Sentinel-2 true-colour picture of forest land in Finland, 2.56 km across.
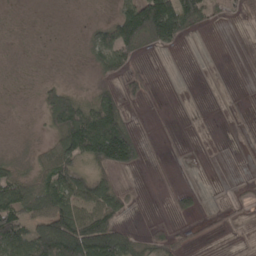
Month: April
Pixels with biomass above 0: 50%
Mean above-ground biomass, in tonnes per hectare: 48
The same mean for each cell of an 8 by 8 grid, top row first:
1 1 2 29 155 153 59 29
2 1 8 106 42 30 2 0
1 10 1 29 40 1 4 0
1 76 107 115 3 1 2 4
3 45 141 209 36 2 2 14
56 104 77 41 4 6 0 2
120 125 98 94 2 35 9 19
136 169 219 168 45 32 10 8
